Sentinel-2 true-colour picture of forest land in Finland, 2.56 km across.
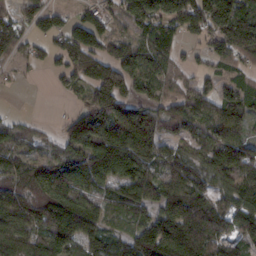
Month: February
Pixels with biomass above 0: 81%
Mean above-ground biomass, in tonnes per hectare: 96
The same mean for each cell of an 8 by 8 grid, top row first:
63 72 53 49 111 109 122 145
67 47 137 82 84 65 53 108
13 11 92 157 85 49 52 73
7 1 63 113 72 78 89 111
72 34 106 181 131 67 79 94
107 142 149 119 119 126 89 120
111 123 156 81 93 132 127 107
143 139 125 77 138 186 150 87
